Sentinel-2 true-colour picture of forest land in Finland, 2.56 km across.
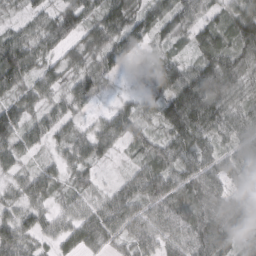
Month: March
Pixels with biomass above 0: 91%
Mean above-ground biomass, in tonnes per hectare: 64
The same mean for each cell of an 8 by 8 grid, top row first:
19 53 79 87 61 79 44 90
88 54 57 88 28 35 86 79
78 58 55 25 28 101 126 75
74 44 34 52 51 125 118 67
63 35 63 63 55 79 61 68
32 52 42 13 81 82 93 79
39 43 45 79 71 91 84 72
66 30 60 42 62 65 101 41
